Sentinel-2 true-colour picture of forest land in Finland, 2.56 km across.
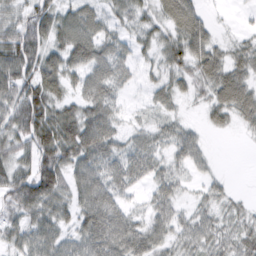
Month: February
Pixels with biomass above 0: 82%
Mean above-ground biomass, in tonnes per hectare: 44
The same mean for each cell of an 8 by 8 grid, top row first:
41 59 52 31 29 71 20 5
77 56 73 42 22 47 50 28
84 61 40 49 15 32 42 54
75 73 55 41 11 17 27 53
56 87 90 48 34 39 12 2
58 80 53 45 37 28 19 0
48 53 53 54 21 33 26 19
38 56 48 73 57 35 45 42
